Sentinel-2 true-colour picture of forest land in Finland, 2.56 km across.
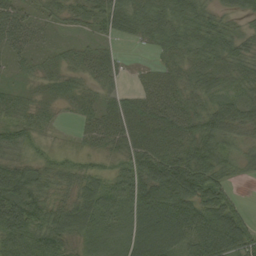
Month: September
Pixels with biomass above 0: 90%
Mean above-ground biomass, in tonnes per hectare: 50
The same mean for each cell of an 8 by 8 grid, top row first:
54 24 32 64 54 55 42 31
43 18 24 13 8 47 55 46
16 30 28 33 0 18 46 38
43 22 29 51 57 53 59 60
49 14 15 47 64 53 69 39
76 52 45 40 90 122 76 17
89 65 66 55 86 110 81 33
86 85 34 29 91 70 87 81
